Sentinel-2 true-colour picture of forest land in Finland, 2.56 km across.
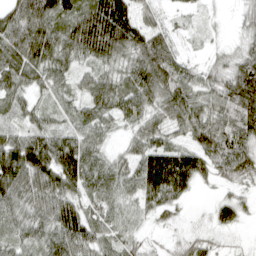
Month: April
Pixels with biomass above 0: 92%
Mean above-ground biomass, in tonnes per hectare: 67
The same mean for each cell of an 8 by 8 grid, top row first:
79 100 92 170 53 20 13 25
86 94 95 110 91 43 19 36
73 64 37 58 93 82 51 106
52 42 46 58 65 77 72 94
96 91 76 25 65 49 85 81
119 111 102 61 110 144 47 60
72 88 74 49 48 37 18 43
56 79 86 52 27 21 32 9
